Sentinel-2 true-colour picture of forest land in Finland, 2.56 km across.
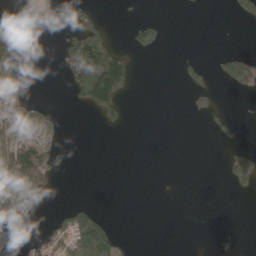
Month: May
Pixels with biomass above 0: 21%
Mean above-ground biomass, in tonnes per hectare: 29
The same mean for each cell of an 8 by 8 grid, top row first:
5 11 33 1 7 0 0 33
46 0 129 50 36 0 0 7
48 0 151 219 0 7 28 100
76 28 10 60 0 0 33 1
83 50 0 0 0 0 3 22
87 50 0 0 0 0 0 115
50 5 38 0 0 0 0 0
8 55 98 73 0 0 1 5
